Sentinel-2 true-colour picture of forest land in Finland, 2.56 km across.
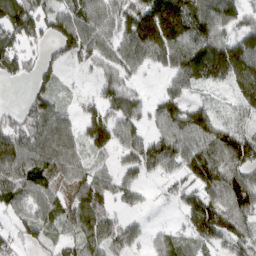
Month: March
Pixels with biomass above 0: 84%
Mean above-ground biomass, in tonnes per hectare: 81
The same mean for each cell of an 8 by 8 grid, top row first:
121 77 93 88 152 184 112 65
81 40 111 82 140 127 140 116
32 53 11 67 19 65 91 94
44 102 48 77 53 100 74 38
112 100 55 89 96 114 105 114
96 78 65 65 49 47 118 88
60 75 96 50 23 24 147 121
41 42 75 79 33 47 91 96
